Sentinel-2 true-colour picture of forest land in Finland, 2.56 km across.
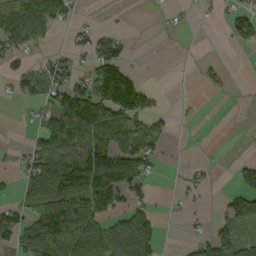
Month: September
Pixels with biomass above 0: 44%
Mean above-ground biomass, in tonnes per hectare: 59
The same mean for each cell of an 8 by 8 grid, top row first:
88 105 12 1 2 7 6 52
46 17 32 70 1 0 1 26
46 63 55 184 28 1 13 1
1 58 172 145 76 9 1 0
10 105 131 125 82 3 1 0
29 155 169 166 65 5 16 46
59 160 144 90 55 4 5 77
64 175 148 107 108 1 56 65
